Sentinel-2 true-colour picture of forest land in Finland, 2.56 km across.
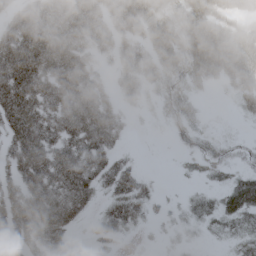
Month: May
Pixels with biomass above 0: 75%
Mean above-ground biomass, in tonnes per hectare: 47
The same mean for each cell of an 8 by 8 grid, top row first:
54 62 66 47 72 64 88 58
90 85 52 38 39 70 98 101
98 69 73 20 44 36 35 62
90 58 72 38 11 33 5 18
61 63 61 33 1 11 27 13
41 71 70 58 20 4 19 29
64 84 54 41 31 12 33 57
49 58 6 24 4 15 11 33
